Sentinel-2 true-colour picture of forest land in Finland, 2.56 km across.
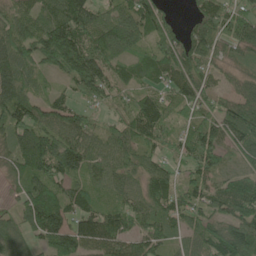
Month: June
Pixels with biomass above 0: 89%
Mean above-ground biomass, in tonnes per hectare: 85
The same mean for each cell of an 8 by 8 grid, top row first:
90 87 124 67 113 20 91 75
109 153 146 95 48 98 86 60
122 32 110 79 59 99 59 40
134 90 59 40 112 58 64 99
89 118 106 73 81 61 123 80
64 114 68 80 83 54 82 53
46 150 92 66 75 82 64 88
84 106 128 111 80 47 86 117
